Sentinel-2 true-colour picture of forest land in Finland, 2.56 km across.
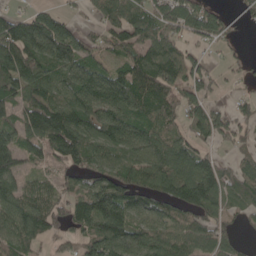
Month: May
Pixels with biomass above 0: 79%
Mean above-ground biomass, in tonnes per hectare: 91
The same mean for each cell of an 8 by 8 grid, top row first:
49 73 19 76 94 99 91 36
146 136 90 61 100 87 33 14
129 106 106 100 126 114 60 21
90 173 132 119 108 70 76 45
104 124 144 107 97 88 49 37
96 39 72 110 115 142 125 76
105 89 119 188 87 92 112 60
97 52 73 129 95 104 85 29
